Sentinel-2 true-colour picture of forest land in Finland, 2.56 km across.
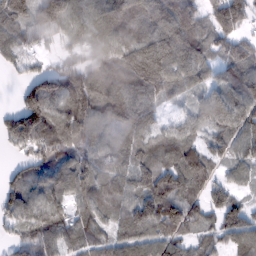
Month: February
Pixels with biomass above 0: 88%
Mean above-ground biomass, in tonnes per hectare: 99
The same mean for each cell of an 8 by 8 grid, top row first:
147 134 93 110 105 121 71 130
80 37 77 118 151 125 76 103
19 123 108 130 214 100 60 108
98 145 138 127 121 24 116 112
81 103 111 92 95 113 84 97
51 85 93 86 111 143 94 49
87 92 60 84 119 158 83 75
56 107 79 83 98 103 53 83
